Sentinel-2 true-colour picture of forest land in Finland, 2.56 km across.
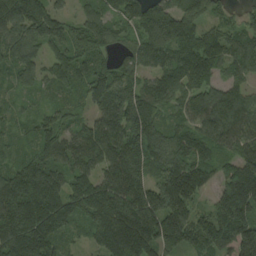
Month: August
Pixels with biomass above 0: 94%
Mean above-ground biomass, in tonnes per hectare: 132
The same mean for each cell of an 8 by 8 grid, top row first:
194 164 69 93 170 184 83 48
136 105 144 86 165 163 150 105
82 88 114 150 102 143 108 73
37 58 58 169 162 75 139 108
42 114 128 169 181 132 105 100
136 137 123 147 115 190 96 181
200 196 153 198 218 181 74 201
184 144 32 174 197 138 144 217
